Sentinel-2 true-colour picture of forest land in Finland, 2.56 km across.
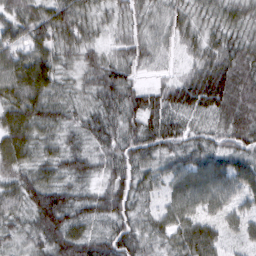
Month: March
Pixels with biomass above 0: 98%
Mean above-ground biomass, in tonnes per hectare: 61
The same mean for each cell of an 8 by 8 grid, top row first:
57 75 56 41 48 41 48 57
70 70 63 35 55 29 55 71
86 80 46 79 23 32 110 97
78 73 43 65 95 49 48 102
73 43 39 62 86 60 50 69
57 54 53 56 55 61 85 72
49 116 64 73 36 68 51 41
37 75 77 72 54 61 75 33
